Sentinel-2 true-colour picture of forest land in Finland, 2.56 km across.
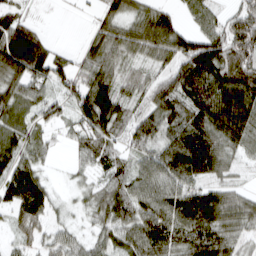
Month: March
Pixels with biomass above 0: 86%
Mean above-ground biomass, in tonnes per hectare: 72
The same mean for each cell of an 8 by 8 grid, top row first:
46 4 6 65 83 44 51 71
129 66 27 82 87 94 108 94
86 86 67 87 47 86 124 104
81 53 81 115 57 82 128 127
70 33 47 52 65 103 117 73
106 24 24 57 73 91 68 21
69 50 23 91 84 100 116 77
26 35 36 60 95 90 118 53
